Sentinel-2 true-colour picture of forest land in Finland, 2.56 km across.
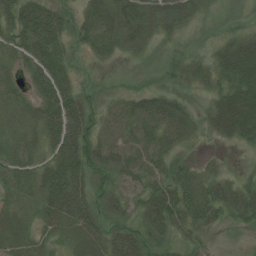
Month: August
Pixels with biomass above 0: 81%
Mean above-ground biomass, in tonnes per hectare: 41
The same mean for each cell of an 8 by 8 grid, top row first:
57 71 37 63 52 51 20 10
38 70 21 43 24 13 19 52
26 66 17 7 9 20 28 58
42 68 64 32 44 45 33 93
41 48 70 59 54 38 7 25
40 61 54 44 59 40 32 17
29 54 73 40 42 54 53 48
37 21 40 51 37 25 15 1
